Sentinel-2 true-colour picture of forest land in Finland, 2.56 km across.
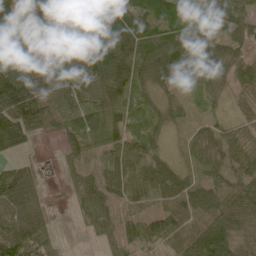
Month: June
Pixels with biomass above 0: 88%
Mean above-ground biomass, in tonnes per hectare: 57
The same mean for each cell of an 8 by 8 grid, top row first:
80 94 45 56 47 49 73 71
122 78 77 72 59 64 53 37
131 95 103 87 50 30 45 47
121 73 94 69 30 24 12 21
69 5 60 61 47 8 40 45
80 6 40 74 78 51 34 39
101 31 38 39 40 58 67 66
83 42 2 31 41 45 101 46
